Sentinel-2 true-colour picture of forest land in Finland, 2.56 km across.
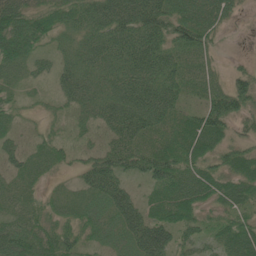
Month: June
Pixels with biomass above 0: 81%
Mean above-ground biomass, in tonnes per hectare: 51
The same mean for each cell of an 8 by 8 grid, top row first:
80 54 45 99 107 77 71 16
75 20 38 61 90 56 33 2
18 19 54 45 79 53 36 44
17 5 21 57 86 55 82 55
24 27 14 51 61 63 75 38
33 20 27 74 41 75 71 78
32 29 39 67 57 86 34 45
81 60 41 39 95 53 28 81
